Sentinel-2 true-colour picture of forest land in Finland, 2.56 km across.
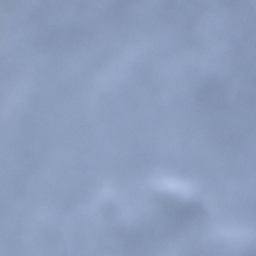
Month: December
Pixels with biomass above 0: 78%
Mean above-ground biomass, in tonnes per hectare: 89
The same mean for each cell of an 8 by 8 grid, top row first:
176 93 169 151 54 62 67 196
186 116 70 39 100 52 69 111
126 157 27 74 80 67 93 112
90 67 20 23 43 120 98 68
128 154 49 62 27 90 191 93
193 80 25 116 96 54 95 57
121 88 74 110 107 85 59 73
67 16 30 71 123 67 44 82
